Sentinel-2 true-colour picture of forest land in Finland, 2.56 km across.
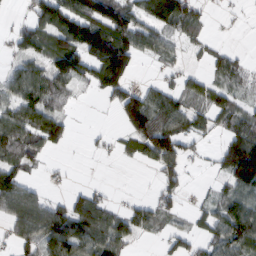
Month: February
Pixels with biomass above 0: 61%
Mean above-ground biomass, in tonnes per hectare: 61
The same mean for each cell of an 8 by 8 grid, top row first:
8 107 125 129 55 95 16 5
37 77 118 190 67 32 27 8
61 85 54 132 11 25 46 40
76 81 3 17 146 77 55 57
93 69 2 17 98 84 15 123
77 10 1 0 1 52 11 136
101 69 92 42 50 34 34 95
52 74 87 86 12 35 53 111
